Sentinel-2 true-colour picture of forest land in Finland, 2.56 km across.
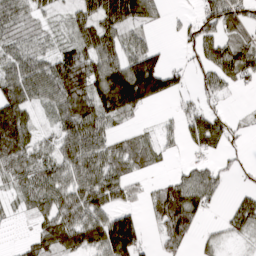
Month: March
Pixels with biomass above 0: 72%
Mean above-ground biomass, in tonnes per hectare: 60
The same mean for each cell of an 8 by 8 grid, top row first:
44 20 54 101 76 8 60 72
47 32 72 68 55 5 51 72
83 86 119 142 181 42 33 38
121 30 114 95 36 18 51 9
129 31 100 52 44 16 81 10
56 67 77 75 25 28 50 15
21 58 89 67 29 125 32 56
7 79 88 144 42 76 21 25
